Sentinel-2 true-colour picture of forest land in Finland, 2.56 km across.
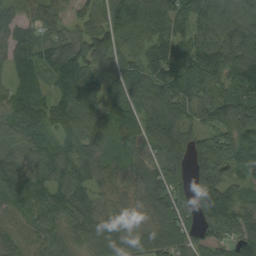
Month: August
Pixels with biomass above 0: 96%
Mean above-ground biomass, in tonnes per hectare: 94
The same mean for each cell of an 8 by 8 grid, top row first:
76 95 59 100 116 89 106 102
86 90 113 109 80 96 118 126
67 61 138 86 115 127 119 121
96 102 104 64 91 107 87 119
75 76 93 33 78 94 119 125
110 95 82 66 96 88 130 68
78 92 78 57 69 113 126 89
71 77 69 102 88 94 91 111
